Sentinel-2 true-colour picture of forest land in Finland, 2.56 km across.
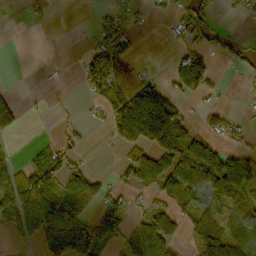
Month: October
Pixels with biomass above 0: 47%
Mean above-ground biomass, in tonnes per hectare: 56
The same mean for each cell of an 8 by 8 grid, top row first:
2 9 1 25 10 27 28 11
0 0 6 67 1 19 39 29
1 3 26 103 47 55 62 10
44 3 4 73 219 87 30 9
5 22 20 19 114 113 101 20
59 83 92 23 70 98 186 152
115 144 67 78 31 65 96 78
26 87 173 68 101 52 110 59
